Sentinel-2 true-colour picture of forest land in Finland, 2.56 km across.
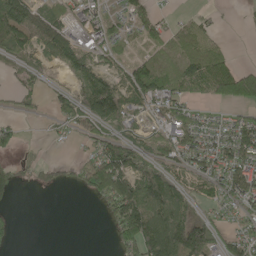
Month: May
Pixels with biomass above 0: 61%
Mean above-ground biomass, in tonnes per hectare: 64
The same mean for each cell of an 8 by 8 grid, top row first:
133 52 45 32 68 20 25 5
92 87 65 51 42 68 64 0
32 20 62 47 131 98 149 108
16 23 79 115 63 82 16 30
34 8 19 84 59 84 46 101
44 31 56 188 120 63 83 91
10 0 0 92 162 132 38 56
21 0 0 27 179 170 123 63
